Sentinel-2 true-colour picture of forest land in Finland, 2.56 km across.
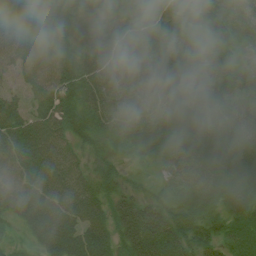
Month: July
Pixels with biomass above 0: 97%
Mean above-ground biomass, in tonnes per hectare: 66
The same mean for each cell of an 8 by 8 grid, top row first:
50 75 36 27 62 60 81 68
64 62 39 80 96 93 74 61
43 68 71 58 57 63 53 70
62 74 66 58 61 66 65 62
81 87 42 34 77 66 72 72
58 87 53 48 24 50 63 72
78 105 95 59 70 70 61 63
18 99 108 63 109 80 64 52
